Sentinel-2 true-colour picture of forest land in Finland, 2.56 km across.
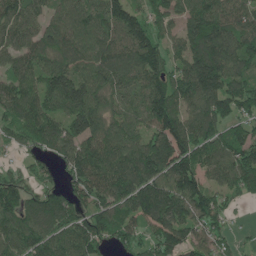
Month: June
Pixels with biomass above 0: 89%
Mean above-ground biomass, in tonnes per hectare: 127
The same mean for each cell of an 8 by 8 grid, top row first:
116 81 114 148 111 100 175 117
96 130 115 127 171 81 203 141
98 161 168 138 142 139 219 122
128 137 180 112 134 149 158 117
59 112 133 131 123 184 128 133
67 40 138 146 160 182 93 138
140 132 93 136 159 154 143 26
128 130 143 97 84 139 109 29
